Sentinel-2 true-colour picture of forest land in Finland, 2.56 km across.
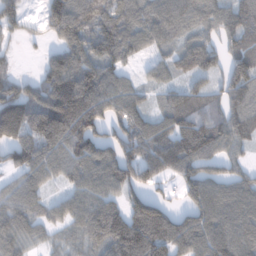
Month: January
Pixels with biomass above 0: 84%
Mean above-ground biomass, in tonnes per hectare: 93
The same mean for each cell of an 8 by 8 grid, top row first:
65 79 110 117 96 112 81 94
16 29 109 119 72 71 89 80
54 83 128 99 35 47 68 115
136 147 129 93 76 105 88 75
116 119 117 91 116 121 120 65
55 71 93 119 92 71 94 65
85 58 88 93 124 41 132 122
82 36 62 138 174 126 121 127
